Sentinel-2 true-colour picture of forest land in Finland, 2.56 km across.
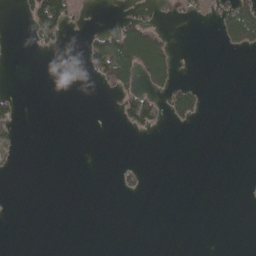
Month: May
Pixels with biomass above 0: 13%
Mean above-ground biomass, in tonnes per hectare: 17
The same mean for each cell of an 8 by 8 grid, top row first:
5 121 12 4 27 9 9 107
0 14 9 120 165 19 0 41
0 0 1 67 52 35 1 0
25 0 0 3 94 67 8 0
19 0 0 0 0 0 0 0
2 0 0 3 17 0 0 0
0 0 0 0 0 0 0 0
0 0 0 0 0 0 0 0
